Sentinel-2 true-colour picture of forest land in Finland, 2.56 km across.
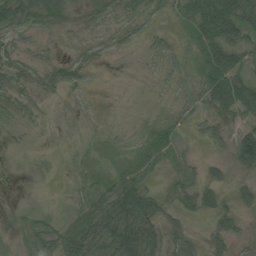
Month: August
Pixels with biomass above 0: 73%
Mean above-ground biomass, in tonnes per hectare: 22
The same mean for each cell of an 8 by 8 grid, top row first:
26 29 10 14 22 22 73 58
19 6 7 10 10 12 38 43
22 26 24 1 1 9 42 51
31 6 10 1 3 8 21 45
3 2 9 11 28 19 10 76
1 4 14 25 35 16 16 10
1 4 27 46 61 20 23 20
6 27 49 48 60 30 17 11
